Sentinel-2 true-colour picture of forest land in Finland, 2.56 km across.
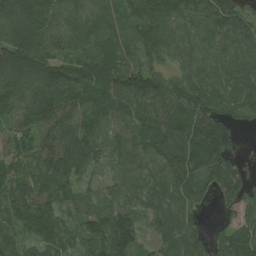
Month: July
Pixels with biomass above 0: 94%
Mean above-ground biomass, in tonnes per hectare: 87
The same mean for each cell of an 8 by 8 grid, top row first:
115 98 83 65 102 76 94 87
113 86 62 78 93 73 71 91
113 113 98 96 122 73 72 77
93 121 91 83 83 109 107 57
79 85 129 58 92 108 147 35
56 96 64 60 88 108 109 92
73 90 55 88 84 112 25 82
61 81 61 128 45 97 73 124
